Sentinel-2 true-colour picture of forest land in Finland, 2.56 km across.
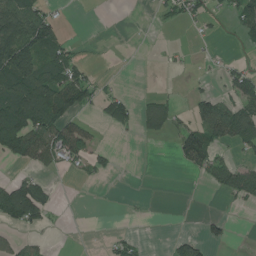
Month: July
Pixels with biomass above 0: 35%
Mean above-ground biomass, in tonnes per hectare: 44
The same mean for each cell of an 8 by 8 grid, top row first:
148 58 0 0 1 31 30 81
210 90 13 1 1 8 6 9
155 113 84 3 0 1 8 87
147 132 51 58 48 38 80 75
130 121 109 8 5 48 79 45
26 21 12 16 0 0 38 57
133 57 0 1 2 0 0 10
27 10 0 23 11 24 33 0
